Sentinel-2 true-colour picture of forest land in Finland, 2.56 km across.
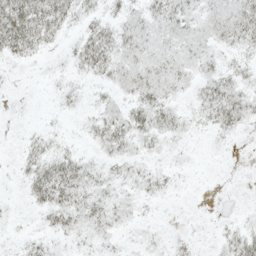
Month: May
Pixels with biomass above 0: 69%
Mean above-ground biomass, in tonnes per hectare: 14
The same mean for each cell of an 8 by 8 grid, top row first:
47 38 19 13 18 23 13 29
32 13 24 27 15 14 13 19
2 4 9 15 22 16 20 13
1 2 7 14 28 16 23 26
4 16 6 24 13 7 4 4
7 36 26 14 15 7 1 1
3 26 24 17 6 2 0 2
6 12 12 9 6 8 3 28
